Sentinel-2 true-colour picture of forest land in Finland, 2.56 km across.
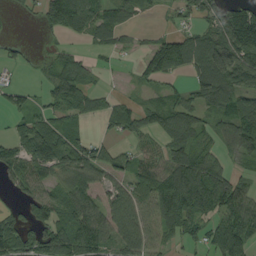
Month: September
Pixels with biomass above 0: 70%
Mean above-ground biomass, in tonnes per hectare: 56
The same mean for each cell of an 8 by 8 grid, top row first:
4 62 100 56 17 20 56 93
13 13 15 28 16 46 114 144
11 37 69 5 19 15 87 84
48 45 59 42 56 78 55 89
46 78 56 22 27 79 41 79
36 55 81 38 66 105 113 36
22 58 83 46 43 124 86 60
71 57 96 54 44 35 47 94
